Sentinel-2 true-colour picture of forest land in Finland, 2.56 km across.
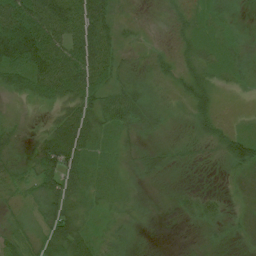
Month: July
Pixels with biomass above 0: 86%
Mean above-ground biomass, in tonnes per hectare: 34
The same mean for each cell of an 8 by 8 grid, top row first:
93 116 107 53 6 17 22 6
123 98 96 50 9 16 26 17
50 77 84 38 21 28 26 14
8 15 57 46 44 9 28 7
15 54 63 18 20 14 19 54
18 59 46 16 21 8 3 24
13 36 29 13 9 12 27 19
33 46 44 16 4 0 8 15
